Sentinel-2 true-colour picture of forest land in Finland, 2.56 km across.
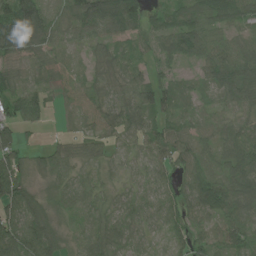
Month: July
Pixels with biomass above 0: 90%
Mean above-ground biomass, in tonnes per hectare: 52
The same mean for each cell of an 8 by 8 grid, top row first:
126 50 81 117 58 55 66 57
86 41 17 36 26 77 80 53
47 27 23 51 47 38 49 91
47 20 27 45 60 45 34 43
62 20 47 17 39 71 35 72
54 38 32 17 26 43 55 85
85 31 55 38 39 57 81 78
93 82 40 61 32 26 38 60
